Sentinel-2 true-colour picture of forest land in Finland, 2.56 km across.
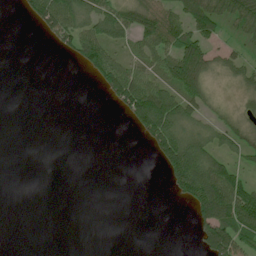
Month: July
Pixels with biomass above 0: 42%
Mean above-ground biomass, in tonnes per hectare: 40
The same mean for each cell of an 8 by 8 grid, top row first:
4 105 80 79 97 54 92 80
0 7 84 58 62 84 55 22
0 0 2 90 73 96 35 32
0 0 0 6 141 98 31 23
0 0 0 0 19 108 58 46
0 0 0 0 0 78 117 54
0 0 0 0 0 3 118 137
0 0 0 0 0 0 105 104
